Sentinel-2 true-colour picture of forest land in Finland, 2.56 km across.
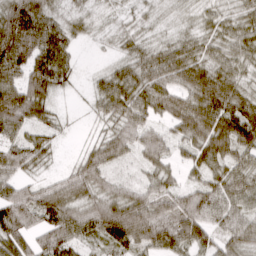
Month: March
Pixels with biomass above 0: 91%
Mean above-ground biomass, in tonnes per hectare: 62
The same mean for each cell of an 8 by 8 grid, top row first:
99 62 28 19 23 20 32 46
109 104 15 16 38 49 50 59
65 87 14 62 64 63 82 50
99 48 6 55 62 71 101 92
62 44 11 69 66 44 87 91
59 23 70 49 36 32 57 69
104 102 77 92 90 81 84 60
91 72 55 76 78 86 61 71
